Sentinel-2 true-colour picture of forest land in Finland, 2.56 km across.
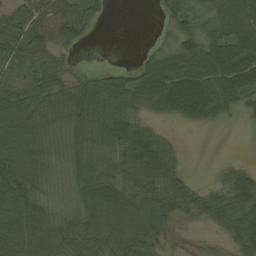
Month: August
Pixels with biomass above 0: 78%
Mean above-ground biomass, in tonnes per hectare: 56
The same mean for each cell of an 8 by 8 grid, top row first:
51 40 42 6 0 45 53 116
52 34 15 0 9 49 74 92
27 54 36 52 79 94 80 85
92 74 92 67 32 50 59 22
100 52 59 60 98 17 0 0
111 45 59 60 83 51 2 38
101 49 68 102 82 55 45 61
117 95 84 83 69 1 3 59
